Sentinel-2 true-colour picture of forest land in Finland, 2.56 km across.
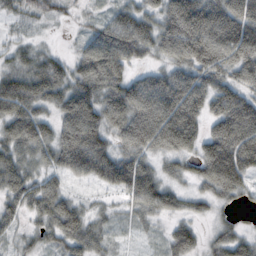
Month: October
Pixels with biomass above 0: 89%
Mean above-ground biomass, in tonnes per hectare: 85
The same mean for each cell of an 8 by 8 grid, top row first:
32 36 17 50 79 151 157 148
37 17 42 138 79 122 143 141
79 114 97 113 71 101 96 81
88 50 135 117 146 160 87 127
89 84 152 69 109 113 97 144
89 61 60 109 111 47 101 105
58 90 54 26 73 53 34 23
33 56 102 33 12 79 34 66
